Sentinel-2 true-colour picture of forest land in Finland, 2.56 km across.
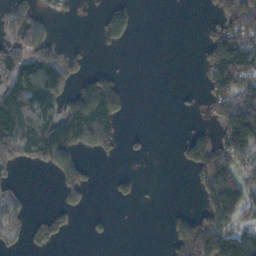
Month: November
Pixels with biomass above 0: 40%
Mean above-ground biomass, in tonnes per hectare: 67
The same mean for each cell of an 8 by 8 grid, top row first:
118 32 5 58 0 0 17 181
100 84 16 18 0 0 85 178
148 150 52 53 0 0 84 154
169 109 143 99 0 4 41 204
162 178 96 59 12 14 119 102
25 15 78 15 5 0 130 105
65 14 32 4 3 11 104 125
33 39 1 9 0 91 186 136
